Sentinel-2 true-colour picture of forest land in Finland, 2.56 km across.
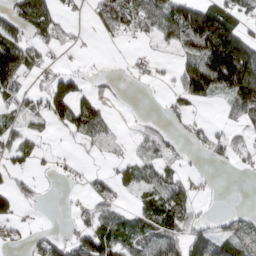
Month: March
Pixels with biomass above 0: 53%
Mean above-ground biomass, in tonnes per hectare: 47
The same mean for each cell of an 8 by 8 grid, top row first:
62 72 9 81 78 110 134 55
118 37 7 3 8 47 131 78
80 43 41 12 13 40 162 139
34 86 110 19 3 29 6 42
49 13 18 30 30 26 39 26
34 12 11 33 54 37 5 7
44 3 14 38 49 90 6 7
23 41 32 71 68 61 63 70
